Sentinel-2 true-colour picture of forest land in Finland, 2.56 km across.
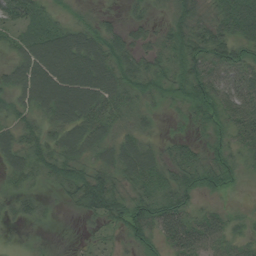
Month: August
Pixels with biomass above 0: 92%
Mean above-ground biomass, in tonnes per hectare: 44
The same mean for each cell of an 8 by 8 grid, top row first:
47 27 17 13 25 40 43 106
41 74 70 51 31 53 67 51
50 83 80 62 47 47 61 52
44 51 70 54 34 16 34 63
55 53 64 54 41 30 28 37
37 36 54 49 62 48 47 26
28 16 34 49 61 70 23 11
8 11 9 15 40 63 55 27
